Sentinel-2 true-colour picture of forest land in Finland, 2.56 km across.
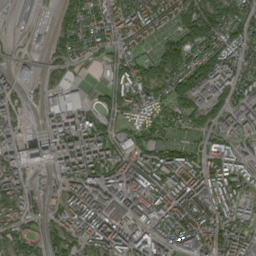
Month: September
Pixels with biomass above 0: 85%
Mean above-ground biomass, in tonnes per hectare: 104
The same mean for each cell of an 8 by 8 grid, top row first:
40 13 112 111 126 109 160 110
10 46 77 82 49 131 130 101
98 35 33 56 130 140 181 116
61 121 138 75 88 83 138 114
102 132 160 111 100 63 69 78
99 48 136 164 151 131 150 106
98 61 117 134 146 158 127 87
87 74 80 144 139 125 167 121
